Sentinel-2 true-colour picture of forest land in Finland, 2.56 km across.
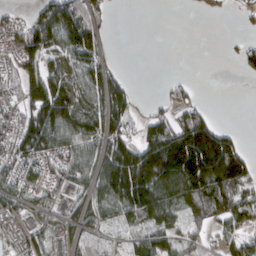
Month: March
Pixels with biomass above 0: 65%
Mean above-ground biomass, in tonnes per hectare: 81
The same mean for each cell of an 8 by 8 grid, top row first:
30 104 123 18 0 0 14 14
83 119 154 9 0 0 0 27
62 140 107 97 0 14 0 5
61 188 157 144 15 55 33 0
92 140 105 116 113 188 220 57
82 73 75 152 212 206 216 138
75 47 52 85 173 118 120 106
57 71 42 26 64 67 44 75
